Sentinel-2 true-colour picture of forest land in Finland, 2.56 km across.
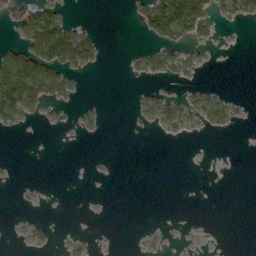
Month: March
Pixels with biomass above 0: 23%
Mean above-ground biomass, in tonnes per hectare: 25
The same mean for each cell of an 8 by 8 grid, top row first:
45 90 2 0 67 184 76 66
54 158 128 0 18 64 21 2
144 122 12 0 18 33 3 0
75 17 15 0 26 50 54 9
0 0 0 0 0 1 0 0
1 0 0 0 0 0 0 0
2 1 0 0 0 0 0 0
4 6 11 0 4 1 0 0
